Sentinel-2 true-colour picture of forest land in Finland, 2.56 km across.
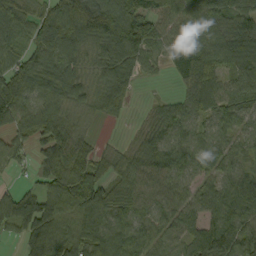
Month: September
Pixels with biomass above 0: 87%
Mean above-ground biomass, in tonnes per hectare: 77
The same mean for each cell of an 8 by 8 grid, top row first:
69 95 150 106 102 80 79 95
70 108 66 94 70 60 69 106
138 97 65 72 23 25 80 79
126 105 46 45 12 63 67 63
58 76 65 12 55 79 62 44
19 72 109 64 82 76 48 63
124 97 101 90 57 63 68 101
33 138 93 109 71 50 97 102
